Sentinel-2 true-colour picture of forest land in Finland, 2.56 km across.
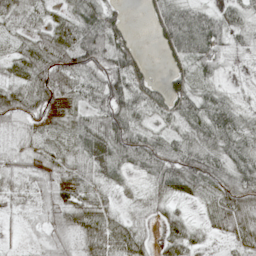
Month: May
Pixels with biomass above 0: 85%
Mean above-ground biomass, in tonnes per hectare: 48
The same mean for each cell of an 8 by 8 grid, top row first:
40 34 59 40 13 65 46 32
31 75 85 76 10 59 64 20
49 80 48 74 50 43 31 4
77 72 37 72 36 57 64 33
22 42 47 73 63 47 46 48
44 58 41 31 31 77 76 66
22 43 63 27 33 29 32 89
9 43 44 77 43 70 16 52
